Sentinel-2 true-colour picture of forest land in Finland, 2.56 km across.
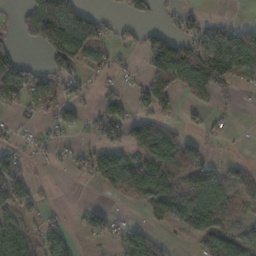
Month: November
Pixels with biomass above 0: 54%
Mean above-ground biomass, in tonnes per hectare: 57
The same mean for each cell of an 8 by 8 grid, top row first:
22 130 75 17 41 34 24 6
53 92 99 31 64 141 118 103
157 64 41 26 42 96 165 53
19 33 30 91 44 24 27 10
29 21 14 53 111 86 24 2
70 4 13 83 97 92 94 49
55 20 13 17 50 59 78 42
125 72 13 34 77 9 91 58
